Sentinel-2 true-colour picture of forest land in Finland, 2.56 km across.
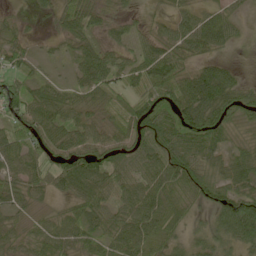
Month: May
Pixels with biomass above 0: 85%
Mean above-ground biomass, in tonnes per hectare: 52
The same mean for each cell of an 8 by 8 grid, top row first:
17 18 70 27 11 36 40 20
43 7 39 33 36 54 46 9
52 27 42 57 64 78 80 25
53 72 58 44 82 73 91 59
71 63 53 61 55 63 68 30
53 52 90 68 64 74 56 59
40 19 46 45 74 52 45 111
31 61 47 55 81 46 50 75
